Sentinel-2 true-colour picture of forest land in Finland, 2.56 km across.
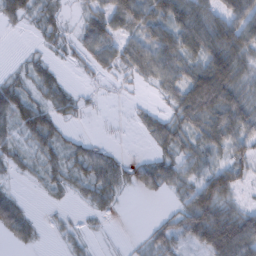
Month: February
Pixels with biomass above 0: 69%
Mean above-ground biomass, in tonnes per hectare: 35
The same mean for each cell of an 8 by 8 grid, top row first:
30 14 13 54 67 83 68 73
1 8 19 37 57 65 69 66
17 33 1 8 20 48 111 44
56 33 11 0 12 35 84 63
22 30 19 7 5 38 50 44
8 19 26 41 35 37 44 33
48 5 7 12 0 19 76 28
23 2 13 1 15 37 59 104
